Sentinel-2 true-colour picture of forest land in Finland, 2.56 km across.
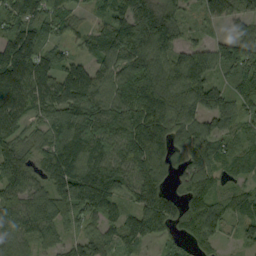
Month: September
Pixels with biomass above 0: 90%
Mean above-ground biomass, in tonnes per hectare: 99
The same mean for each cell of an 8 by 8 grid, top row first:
92 97 33 88 137 83 17 40
146 58 34 102 156 96 76 88
148 112 122 107 166 129 97 118
109 83 149 126 153 122 107 111
75 94 146 136 157 82 116 66
124 98 152 133 124 58 110 45
118 113 111 85 83 55 107 92
94 60 72 67 78 49 70 37
